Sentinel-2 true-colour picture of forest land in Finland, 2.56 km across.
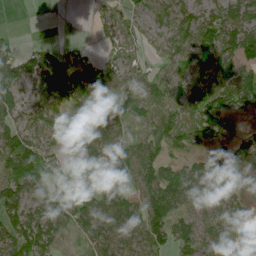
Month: June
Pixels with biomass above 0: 79%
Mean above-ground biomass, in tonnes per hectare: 68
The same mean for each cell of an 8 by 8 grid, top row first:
0 1 0 38 37 73 51 70
37 40 25 30 27 58 94 93
93 130 92 49 57 58 87 91
67 52 58 72 56 72 89 51
105 45 62 80 74 64 63 67
110 71 47 107 102 86 96 72
95 77 80 105 94 86 65 42
100 74 41 86 92 70 62 67
